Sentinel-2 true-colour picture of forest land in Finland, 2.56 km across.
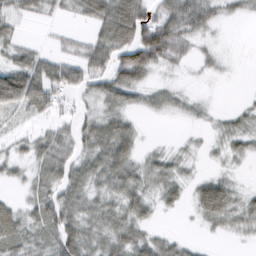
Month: February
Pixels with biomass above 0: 71%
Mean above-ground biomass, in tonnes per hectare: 34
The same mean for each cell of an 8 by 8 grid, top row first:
39 20 29 93 61 73 44 18
33 14 31 71 94 57 12 1
81 69 41 54 29 7 6 1
32 32 23 36 17 13 8 16
16 51 33 72 11 5 8 22
17 49 41 52 30 28 18 6
28 59 40 33 37 16 63 30
48 39 64 46 38 22 5 5
